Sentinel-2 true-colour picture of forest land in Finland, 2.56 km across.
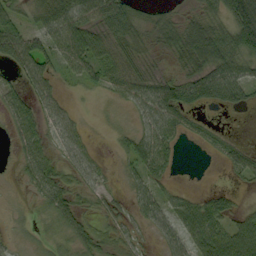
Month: September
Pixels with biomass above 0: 71%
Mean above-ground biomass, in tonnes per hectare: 38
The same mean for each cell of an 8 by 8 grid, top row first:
37 59 67 80 23 20 45 90
63 44 74 50 24 47 107 64
22 43 31 43 45 37 63 53
47 42 12 5 44 65 12 11
24 30 35 10 56 29 16 16
11 53 35 10 42 10 0 23
5 33 33 24 37 43 57 23
10 17 47 34 15 42 82 73
